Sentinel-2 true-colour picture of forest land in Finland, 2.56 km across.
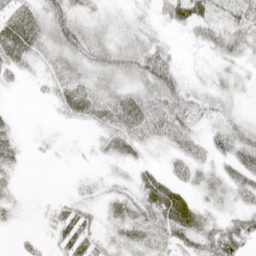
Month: April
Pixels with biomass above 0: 72%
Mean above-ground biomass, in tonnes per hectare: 26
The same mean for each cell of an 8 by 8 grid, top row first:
18 44 29 9 8 36 39 47
28 34 51 33 34 8 31 45
16 22 32 34 47 41 12 18
2 4 21 35 38 50 26 12
15 7 4 24 26 37 30 47
12 0 7 16 12 26 34 50
13 9 24 20 38 39 22 26
6 9 26 24 33 41 43 45
